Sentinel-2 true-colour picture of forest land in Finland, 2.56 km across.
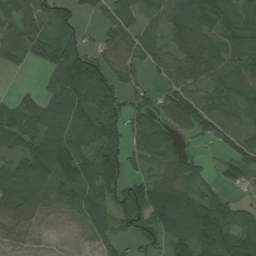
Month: July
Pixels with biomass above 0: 83%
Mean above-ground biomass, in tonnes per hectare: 91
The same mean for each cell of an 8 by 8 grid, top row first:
91 96 60 74 50 118 200 104
50 91 106 98 53 92 108 102
1 44 205 123 35 71 102 121
65 130 118 130 76 115 96 78
60 124 85 119 84 64 33 89
137 137 127 139 55 89 36 83
112 68 66 69 127 154 108 61
45 25 30 54 78 109 129 108
